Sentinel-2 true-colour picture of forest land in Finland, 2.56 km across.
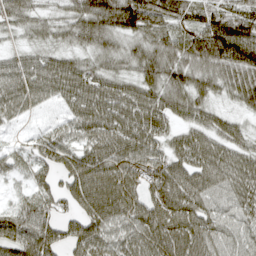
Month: April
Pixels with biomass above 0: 92%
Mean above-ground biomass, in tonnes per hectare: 77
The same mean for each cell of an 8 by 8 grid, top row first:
61 39 81 108 106 77 64 73
31 45 53 61 67 70 122 145
81 91 96 72 79 79 69 82
56 26 79 91 97 70 57 38
25 67 58 91 85 53 74 61
38 59 106 106 81 88 85 85
53 66 78 112 92 113 78 71
116 114 104 83 93 108 91 64
